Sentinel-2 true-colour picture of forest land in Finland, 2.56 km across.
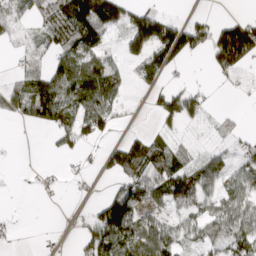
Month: March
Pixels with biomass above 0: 56%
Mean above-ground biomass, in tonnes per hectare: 58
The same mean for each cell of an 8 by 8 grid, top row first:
43 63 159 130 94 19 19 27
14 50 91 31 107 137 75 195
31 91 139 88 49 13 8 23
41 113 97 60 5 87 24 9
2 9 47 35 69 26 19 37
3 12 14 39 110 99 81 62
1 2 5 126 77 63 56 77
9 4 33 141 114 62 56 90
